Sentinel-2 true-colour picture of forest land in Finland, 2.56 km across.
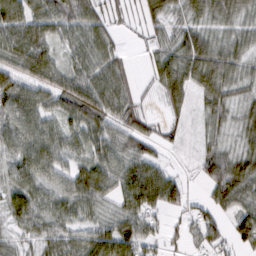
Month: February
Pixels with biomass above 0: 83%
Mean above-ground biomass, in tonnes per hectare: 52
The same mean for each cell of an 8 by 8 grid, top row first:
77 72 76 22 31 43 59 48
72 56 60 40 13 56 67 42
48 64 72 73 9 71 64 44
66 53 90 73 31 20 40 37
57 69 50 72 52 12 28 38
53 53 64 65 91 31 50 87
46 55 58 38 75 35 38 56
28 56 57 87 57 17 46 47
